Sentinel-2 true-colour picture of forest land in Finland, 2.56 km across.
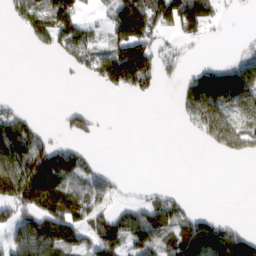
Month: March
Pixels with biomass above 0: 48%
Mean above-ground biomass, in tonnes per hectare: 69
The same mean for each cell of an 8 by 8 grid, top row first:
55 136 75 93 156 147 104 3
0 42 90 102 139 41 6 16
0 0 14 112 107 31 132 136
47 0 58 2 0 21 149 93
145 80 38 0 0 0 62 104
170 183 89 29 0 0 0 0
122 144 110 45 65 73 5 0
79 138 88 134 99 93 124 100
